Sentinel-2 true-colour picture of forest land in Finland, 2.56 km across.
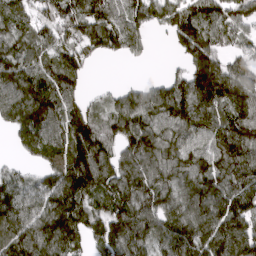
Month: March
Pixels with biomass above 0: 87%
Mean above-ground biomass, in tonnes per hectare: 120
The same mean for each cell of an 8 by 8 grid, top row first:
108 107 126 124 113 143 121 102
119 90 93 77 39 52 128 75
165 114 66 5 25 75 173 130
142 159 107 92 129 127 117 122
42 119 160 96 153 109 113 156
67 101 206 150 149 120 137 146
120 131 143 128 143 116 144 134
134 132 87 175 123 160 195 208
